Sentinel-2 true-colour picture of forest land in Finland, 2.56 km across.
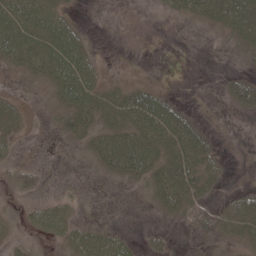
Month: May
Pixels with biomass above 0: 49%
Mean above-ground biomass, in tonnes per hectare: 19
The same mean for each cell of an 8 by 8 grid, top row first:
46 35 3 0 0 9 26 61
50 40 27 0 0 0 0 14
4 25 41 9 7 0 0 24
20 6 39 36 79 33 0 11
11 0 14 51 57 50 22 0
13 4 1 17 36 53 24 0
3 15 4 0 2 24 6 21
7 10 28 30 7 3 9 21
